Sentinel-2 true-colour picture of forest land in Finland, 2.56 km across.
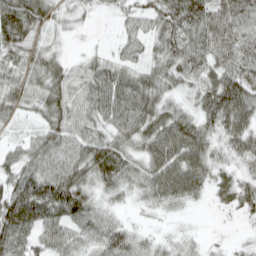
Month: April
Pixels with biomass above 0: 87%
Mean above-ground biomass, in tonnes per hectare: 56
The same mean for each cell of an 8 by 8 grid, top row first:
95 54 26 19 47 76 70 65
68 39 5 20 44 80 67 67
59 74 50 68 62 58 61 81
40 65 56 66 77 50 77 96
25 64 61 62 56 88 59 60
65 75 69 63 60 87 57 44
103 84 70 33 23 30 9 41
80 56 50 63 31 25 11 8
